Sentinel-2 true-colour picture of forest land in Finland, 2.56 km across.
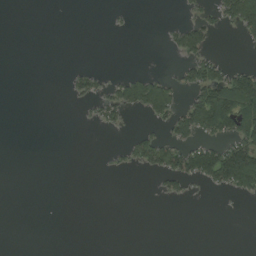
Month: August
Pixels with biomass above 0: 20%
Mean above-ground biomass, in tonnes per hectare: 24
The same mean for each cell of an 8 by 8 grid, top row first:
0 0 0 5 0 2 27 110
0 0 0 0 0 33 46 5
0 0 35 19 53 29 99 87
0 0 4 47 48 64 141 130
0 0 0 4 47 64 52 96
0 0 0 3 7 67 84 147
0 0 0 0 0 1 0 1
0 0 0 0 0 0 0 0
